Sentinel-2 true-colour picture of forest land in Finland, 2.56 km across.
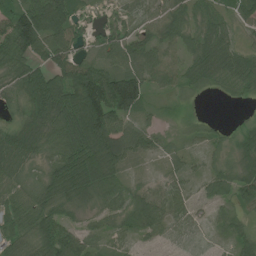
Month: July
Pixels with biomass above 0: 91%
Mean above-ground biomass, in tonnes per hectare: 60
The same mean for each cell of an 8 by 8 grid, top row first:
73 123 32 21 49 54 49 51
104 100 49 61 68 47 63 32
58 89 126 118 78 43 42 56
31 110 161 132 38 15 4 3
72 57 136 122 61 19 29 41
40 55 119 82 21 37 43 70
62 64 31 40 82 62 28 44
46 76 66 32 23 27 12 44
